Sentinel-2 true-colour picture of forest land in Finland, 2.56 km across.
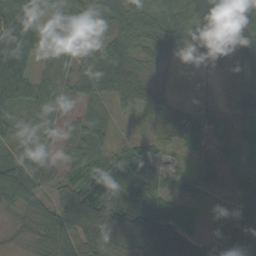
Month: September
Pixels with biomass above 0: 90%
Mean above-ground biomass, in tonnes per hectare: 49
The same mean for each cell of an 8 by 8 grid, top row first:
87 71 87 49 51 92 94 90
87 59 67 60 43 25 34 40
93 55 46 60 39 6 5 15
40 47 31 22 28 47 19 34
29 18 57 25 32 31 33 36
91 50 43 73 68 24 40 32
47 44 79 66 73 50 17 33
16 56 61 44 59 64 40 56
